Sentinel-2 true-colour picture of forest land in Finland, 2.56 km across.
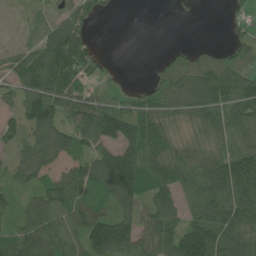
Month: June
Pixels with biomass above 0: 78%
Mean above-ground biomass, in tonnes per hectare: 83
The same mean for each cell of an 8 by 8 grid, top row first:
14 36 75 9 0 0 0 31
44 102 103 0 0 16 22 53
71 128 73 30 6 88 118 92
61 141 108 110 76 76 105 99
61 117 83 103 135 68 61 94
61 70 85 173 110 107 124 152
52 118 94 81 89 85 134 139
90 103 95 195 89 146 182 117
